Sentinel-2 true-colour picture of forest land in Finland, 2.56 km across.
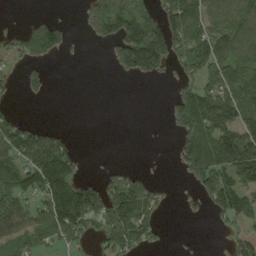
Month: August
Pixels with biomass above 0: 50%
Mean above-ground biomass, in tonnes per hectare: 76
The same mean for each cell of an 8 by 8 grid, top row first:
3 18 22 172 107 144 101 95
57 119 3 59 222 113 160 122
28 28 0 4 37 41 94 147
29 0 0 0 0 77 158 143
134 110 11 0 0 41 138 171
117 166 48 37 39 8 125 117
102 119 180 161 135 5 47 143
73 39 62 87 89 3 0 65
